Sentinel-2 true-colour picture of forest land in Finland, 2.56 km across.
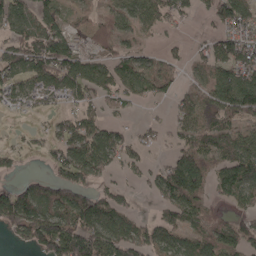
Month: April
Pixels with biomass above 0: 69%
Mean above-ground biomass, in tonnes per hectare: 75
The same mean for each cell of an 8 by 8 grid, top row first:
97 71 24 62 87 63 46 108
79 137 51 53 39 16 66 107
78 98 103 80 95 44 82 121
29 31 60 25 7 55 88 95
15 44 101 93 42 49 81 98
27 55 97 31 36 131 76 108
141 109 122 97 5 101 52 48
37 153 176 127 89 80 85 91
